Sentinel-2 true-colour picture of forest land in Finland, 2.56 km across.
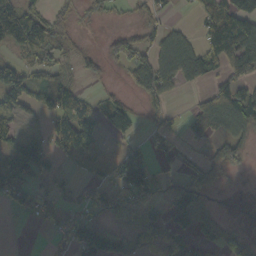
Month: October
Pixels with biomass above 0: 57%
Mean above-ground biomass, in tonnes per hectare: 59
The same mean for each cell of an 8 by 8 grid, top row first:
151 57 25 24 42 8 76 151
58 80 21 54 61 77 73 129
97 56 24 9 94 62 41 57
81 68 106 44 30 11 99 144
75 67 83 7 23 19 39 65
100 51 8 43 129 23 74 11
40 39 48 64 78 65 41 0
0 9 103 71 59 75 62 76
